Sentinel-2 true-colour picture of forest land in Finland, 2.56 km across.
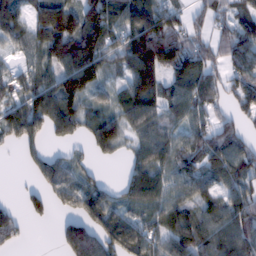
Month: February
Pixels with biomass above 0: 79%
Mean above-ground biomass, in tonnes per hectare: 86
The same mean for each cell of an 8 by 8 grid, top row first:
118 150 125 119 173 69 65 62
65 118 147 87 204 128 67 104
53 83 175 39 179 91 83 79
89 143 95 67 141 61 75 58
55 45 32 96 80 68 70 64
1 89 54 2 103 73 73 87
21 48 72 81 65 76 74 105
38 0 160 107 94 84 95 110
